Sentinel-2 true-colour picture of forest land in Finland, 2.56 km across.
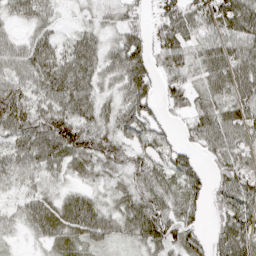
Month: April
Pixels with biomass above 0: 89%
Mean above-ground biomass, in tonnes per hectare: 59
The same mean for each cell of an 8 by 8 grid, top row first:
28 38 18 36 31 85 79 89
44 60 65 40 53 92 66 68
57 73 76 44 69 58 74 80
87 78 76 48 65 36 67 72
58 90 85 72 71 45 55 60
43 39 27 34 67 70 42 74
30 63 71 41 86 60 36 75
13 45 51 40 68 63 49 85
